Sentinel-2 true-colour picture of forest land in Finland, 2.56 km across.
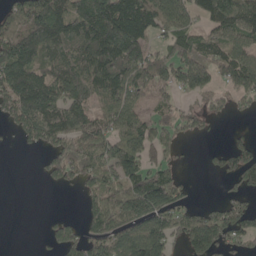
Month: May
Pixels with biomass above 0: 68%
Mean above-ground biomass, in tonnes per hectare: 102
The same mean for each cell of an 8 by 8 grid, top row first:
113 171 137 221 170 136 113 123
157 138 131 204 135 95 85 97
140 118 134 160 110 111 103 134
144 164 112 130 62 61 59 22
13 90 106 149 131 67 7 40
0 46 93 131 132 60 13 93
0 1 24 155 171 108 44 72
0 35 109 138 175 76 175 88
